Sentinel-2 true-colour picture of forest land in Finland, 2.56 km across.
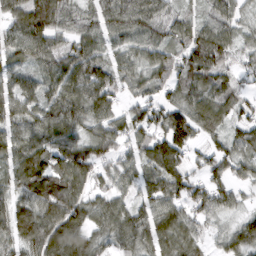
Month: March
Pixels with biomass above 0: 91%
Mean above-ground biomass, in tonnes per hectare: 80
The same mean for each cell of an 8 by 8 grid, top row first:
82 132 63 88 101 57 54 49
77 94 77 55 78 72 133 42
64 71 102 80 65 79 87 49
74 84 92 65 76 99 94 62
78 93 87 84 83 126 45 82
73 113 90 64 69 92 71 50
73 114 96 80 62 71 84 41
75 135 111 70 79 97 39 87
